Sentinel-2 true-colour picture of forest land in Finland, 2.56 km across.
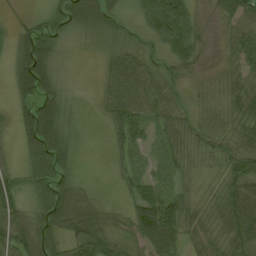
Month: August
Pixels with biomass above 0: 85%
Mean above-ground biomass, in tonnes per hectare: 38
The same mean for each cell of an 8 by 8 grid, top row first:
5 24 59 28 49 110 9 61
32 45 6 15 16 68 9 57
44 54 2 42 50 20 6 37
21 69 13 40 44 30 15 47
17 73 12 21 24 34 22 37
28 58 20 11 23 17 5 60
52 62 65 17 74 58 16 67
69 49 63 41 47 49 30 53
